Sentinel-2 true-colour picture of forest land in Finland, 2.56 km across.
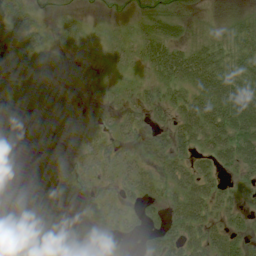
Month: July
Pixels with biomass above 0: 73%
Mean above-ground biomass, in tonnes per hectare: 31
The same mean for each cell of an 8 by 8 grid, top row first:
55 7 11 8 19 28 6 12
40 25 25 20 35 40 40 36
36 31 22 14 16 48 68 51
31 43 16 13 30 34 62 73
21 39 24 19 29 39 38 58
12 47 38 21 26 31 28 25
45 23 12 16 20 27 38 30
34 52 55 17 18 28 37 37
